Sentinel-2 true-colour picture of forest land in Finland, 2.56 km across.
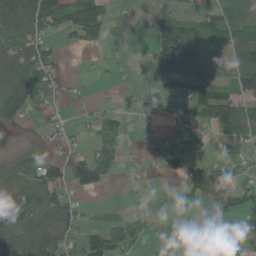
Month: May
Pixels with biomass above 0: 56%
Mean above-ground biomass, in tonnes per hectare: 63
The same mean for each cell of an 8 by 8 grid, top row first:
115 119 164 47 10 82 77 79
107 70 49 11 11 172 47 114
129 85 9 4 4 92 101 93
106 34 12 42 5 69 117 118
18 19 19 78 8 22 23 73
73 73 103 47 11 45 155 52
99 89 36 24 38 37 41 72
97 97 50 122 61 13 37 28
